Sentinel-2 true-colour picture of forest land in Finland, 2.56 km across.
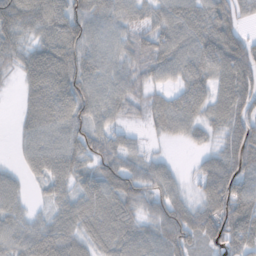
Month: November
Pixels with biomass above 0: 88%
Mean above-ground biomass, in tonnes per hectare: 74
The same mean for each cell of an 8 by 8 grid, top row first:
126 121 101 84 60 85 80 63
85 75 90 71 67 89 105 98
23 90 85 76 60 48 71 109
22 105 78 60 41 82 60 88
23 86 77 73 21 18 32 104
28 68 56 100 89 37 82 96
53 33 68 78 60 93 71 114
74 109 59 74 70 105 59 96
